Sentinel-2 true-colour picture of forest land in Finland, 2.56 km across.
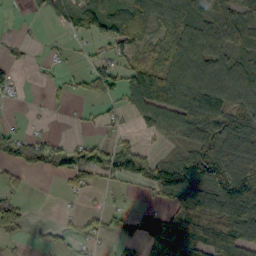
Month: October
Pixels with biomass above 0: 60%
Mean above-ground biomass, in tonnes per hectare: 68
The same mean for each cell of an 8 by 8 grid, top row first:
3 51 114 99 105 63 93 80
18 10 12 48 49 80 86 51
21 14 30 69 159 111 108 78
3 9 9 22 99 108 130 82
84 61 39 53 27 32 137 106
29 25 53 58 126 167 133 109
48 0 12 27 28 92 125 159
20 23 38 32 92 140 130 126
